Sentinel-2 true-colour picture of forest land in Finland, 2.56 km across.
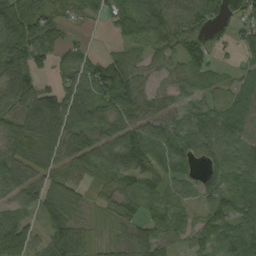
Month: September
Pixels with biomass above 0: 84%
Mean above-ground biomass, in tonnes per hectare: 64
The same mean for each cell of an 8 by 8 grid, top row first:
114 64 29 49 94 77 65 67
103 45 33 7 63 70 41 45
79 11 80 110 53 54 41 33
74 129 92 71 73 52 57 71
75 74 72 59 92 71 72 76
66 52 50 62 66 61 56 82
46 75 40 36 53 61 58 83
52 69 75 29 70 48 77 96
